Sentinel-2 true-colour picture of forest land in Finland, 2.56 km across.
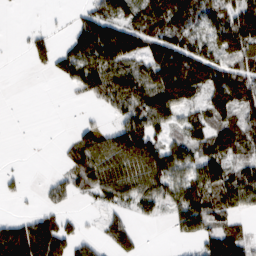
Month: February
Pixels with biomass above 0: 63%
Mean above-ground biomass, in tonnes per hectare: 67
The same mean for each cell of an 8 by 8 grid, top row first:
0 3 32 75 76 91 74 113
3 54 99 130 93 102 77 98
0 7 94 123 103 163 118 104
0 0 6 43 112 81 70 84
0 2 56 95 118 61 89 75
22 14 74 79 87 91 103 84
5 37 11 47 48 76 110 58
182 167 55 63 13 16 65 64
